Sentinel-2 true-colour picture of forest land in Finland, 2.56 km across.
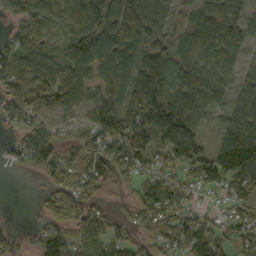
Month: October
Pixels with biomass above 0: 85%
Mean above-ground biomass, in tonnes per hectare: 93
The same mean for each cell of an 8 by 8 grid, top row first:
60 89 132 111 111 53 115 74
77 58 139 133 107 74 89 68
111 127 118 94 159 98 110 68
86 87 60 119 179 175 75 105
30 114 82 115 121 158 54 185
3 63 104 95 60 64 101 130
0 58 114 30 91 106 36 67
39 96 75 77 67 111 132 89
